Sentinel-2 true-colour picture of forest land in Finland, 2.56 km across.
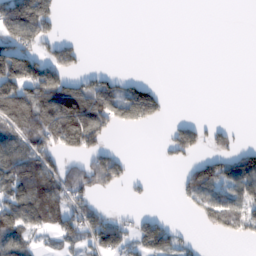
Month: February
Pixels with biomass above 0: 42%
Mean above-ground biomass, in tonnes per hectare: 54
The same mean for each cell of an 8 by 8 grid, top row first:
160 93 0 0 0 0 0 0
101 63 34 0 0 0 0 0
122 121 52 51 30 0 0 0
106 127 131 97 130 0 0 0
84 97 104 25 0 80 54 27
112 94 87 87 9 18 118 134
104 122 80 15 7 5 84 74
86 14 54 107 103 52 2 29
